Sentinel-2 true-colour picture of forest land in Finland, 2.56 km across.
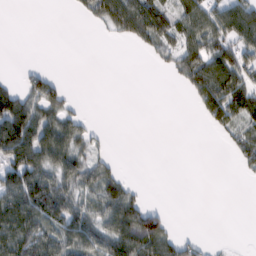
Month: February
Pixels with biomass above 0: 48%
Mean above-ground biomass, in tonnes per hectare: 44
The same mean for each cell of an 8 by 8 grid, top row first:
0 0 13 73 111 80 79 85
0 0 0 0 26 66 90 80
16 40 0 0 0 19 111 90
111 64 23 0 0 0 59 88
121 94 56 7 0 0 0 50
81 72 69 46 0 0 0 7
98 93 57 73 66 1 0 0
94 76 85 84 128 54 7 0
